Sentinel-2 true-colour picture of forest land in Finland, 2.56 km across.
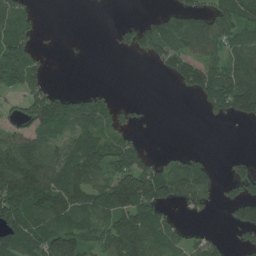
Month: July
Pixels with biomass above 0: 57%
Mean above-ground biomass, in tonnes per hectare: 72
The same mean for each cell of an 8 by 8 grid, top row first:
83 1 0 0 16 78 77 100
124 7 0 10 64 86 83 87
94 33 0 0 0 48 113 144
32 153 83 43 7 0 38 84
103 75 86 90 39 1 0 0
202 131 105 119 183 122 78 44
177 126 94 115 152 41 31 89
121 117 98 121 122 46 36 29
